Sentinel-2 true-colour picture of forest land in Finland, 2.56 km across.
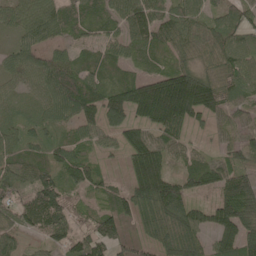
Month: May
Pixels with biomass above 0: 93%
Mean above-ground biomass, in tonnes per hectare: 89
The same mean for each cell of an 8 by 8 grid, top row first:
35 57 85 72 105 91 69 78
44 60 51 70 98 80 71 84
45 102 108 70 102 160 102 101
54 76 131 131 151 208 109 62
73 72 70 50 122 78 24 63
85 74 85 36 188 87 110 91
65 107 39 90 108 157 75 147
57 59 79 106 67 152 63 142
